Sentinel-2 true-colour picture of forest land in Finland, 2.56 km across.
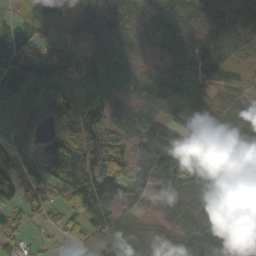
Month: October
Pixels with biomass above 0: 91%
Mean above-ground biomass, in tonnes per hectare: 79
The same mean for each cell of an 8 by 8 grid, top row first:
31 61 57 74 83 92 43 103
81 70 50 88 45 90 104 77
104 135 76 82 87 128 97 38
75 76 94 76 73 105 96 54
81 72 127 88 71 105 95 98
108 115 161 133 55 94 81 47
60 60 86 61 39 57 66 61
53 23 38 64 48 55 88 88
